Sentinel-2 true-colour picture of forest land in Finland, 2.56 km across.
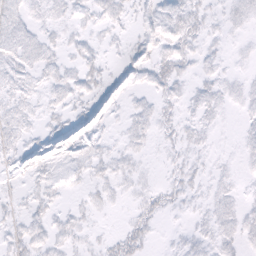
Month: February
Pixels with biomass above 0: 64%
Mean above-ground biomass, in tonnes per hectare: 6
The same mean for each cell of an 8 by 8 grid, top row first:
9 7 7 8 7 10 7 6
10 8 6 3 8 11 5 2
8 7 9 5 6 10 6 5
8 6 6 5 6 6 7 4
8 8 8 4 4 6 4 4
5 8 5 7 3 6 5 3
5 7 5 3 8 5 6 6
9 8 5 6 9 3 7 7
